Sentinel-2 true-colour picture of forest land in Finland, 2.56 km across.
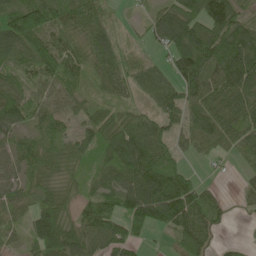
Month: May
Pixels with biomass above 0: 84%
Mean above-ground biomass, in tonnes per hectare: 71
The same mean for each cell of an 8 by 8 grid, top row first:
100 90 74 27 23 111 147 61
82 83 68 62 18 86 134 145
52 62 51 69 60 76 124 138
79 56 45 45 42 79 105 87
44 60 57 86 104 53 74 86
41 49 38 61 117 93 8 20
51 87 42 61 128 137 78 15
30 125 81 97 29 53 50 10
